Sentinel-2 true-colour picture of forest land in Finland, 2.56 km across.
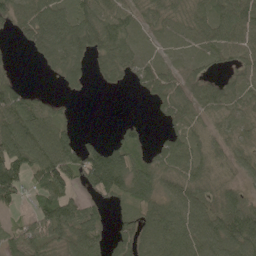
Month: May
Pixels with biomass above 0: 76%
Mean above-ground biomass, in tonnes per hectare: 65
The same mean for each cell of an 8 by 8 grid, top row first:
71 89 77 92 45 49 95 95
9 73 79 93 34 29 60 72
34 7 34 32 61 55 44 50
109 63 2 0 1 72 51 43
116 127 49 52 28 70 48 48
122 110 66 140 77 63 49 32
33 77 71 24 76 84 78 98
84 95 91 54 80 96 102 109
